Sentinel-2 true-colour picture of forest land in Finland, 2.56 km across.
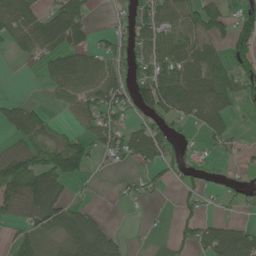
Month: June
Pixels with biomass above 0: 58%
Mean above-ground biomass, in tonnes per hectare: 50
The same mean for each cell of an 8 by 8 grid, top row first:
65 56 77 12 60 56 91 57
39 65 66 41 53 75 55 71
1 36 83 62 67 88 88 62
74 27 61 67 42 46 95 15
45 54 56 56 97 27 19 14
111 98 43 3 30 26 16 12
69 91 38 2 5 18 10 19
46 49 71 54 3 25 70 100
